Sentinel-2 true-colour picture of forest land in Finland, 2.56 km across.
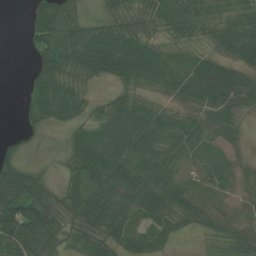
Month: July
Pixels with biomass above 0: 82%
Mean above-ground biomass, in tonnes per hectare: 44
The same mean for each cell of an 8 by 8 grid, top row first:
0 90 28 38 36 53 36 42
0 71 70 81 52 26 23 55
0 60 31 37 44 47 75 59
5 43 26 54 50 29 45 42
15 2 47 73 57 41 27 21
84 12 45 65 55 29 38 40
94 57 53 67 48 53 57 49
71 47 45 42 46 18 13 42
